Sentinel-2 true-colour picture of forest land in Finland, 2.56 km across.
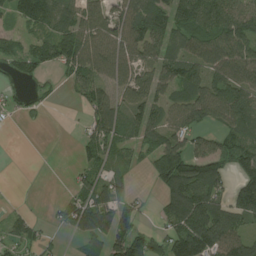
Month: August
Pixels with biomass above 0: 70%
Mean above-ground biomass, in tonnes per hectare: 79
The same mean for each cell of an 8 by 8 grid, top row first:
76 126 96 87 109 92 125 105
56 107 130 100 95 59 105 107
36 26 87 88 77 96 94 111
33 15 23 107 83 88 114 113
0 0 40 77 55 96 74 91
0 0 45 56 17 163 135 77
13 15 114 106 20 117 135 96
69 22 35 106 95 141 157 96
